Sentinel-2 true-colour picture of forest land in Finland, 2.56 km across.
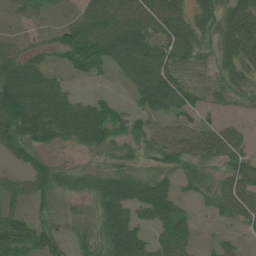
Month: July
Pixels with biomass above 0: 79%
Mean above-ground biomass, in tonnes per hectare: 54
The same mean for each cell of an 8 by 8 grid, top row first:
26 24 43 82 76 72 56 68
36 34 100 88 88 77 33 73
87 54 22 19 85 60 30 53
107 93 71 48 43 54 28 19
73 46 53 52 44 42 56 45
26 65 32 59 39 37 34 65
45 38 16 74 68 55 18 65
131 76 38 82 51 78 7 17
